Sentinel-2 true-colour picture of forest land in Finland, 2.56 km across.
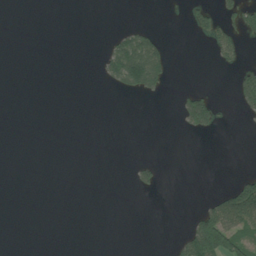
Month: July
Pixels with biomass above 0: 12%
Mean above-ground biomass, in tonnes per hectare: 18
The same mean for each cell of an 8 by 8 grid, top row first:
0 0 0 0 0 0 35 61
0 0 0 47 92 0 17 34
0 0 0 43 114 2 0 49
0 0 0 0 0 20 82 19
0 0 0 0 0 0 0 0
0 0 0 0 21 0 0 29
0 0 0 0 0 0 46 150
0 0 0 0 0 19 206 96
